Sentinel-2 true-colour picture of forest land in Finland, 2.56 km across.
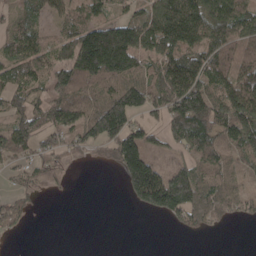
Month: April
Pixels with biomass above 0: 68%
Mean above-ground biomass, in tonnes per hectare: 95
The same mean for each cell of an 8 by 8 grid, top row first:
58 62 91 67 96 184 150 114
111 73 187 264 122 150 133 80
92 95 151 118 110 189 137 129
79 113 120 222 99 172 197 179
114 80 82 117 108 65 127 125
47 53 1 8 211 129 108 61
70 3 0 0 74 156 120 77
11 0 0 0 0 1 4 0
